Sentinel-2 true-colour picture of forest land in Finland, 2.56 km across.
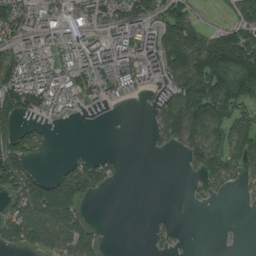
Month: July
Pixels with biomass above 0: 57%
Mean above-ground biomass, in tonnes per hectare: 79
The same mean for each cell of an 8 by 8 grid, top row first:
121 92 60 96 95 149 5 68
82 68 99 120 92 135 156 214
123 88 102 107 70 94 198 198
130 64 29 10 4 167 202 97
120 21 1 0 1 45 126 131
169 74 114 39 0 0 78 54
97 227 84 0 0 0 6 2
78 86 123 2 1 14 0 0
